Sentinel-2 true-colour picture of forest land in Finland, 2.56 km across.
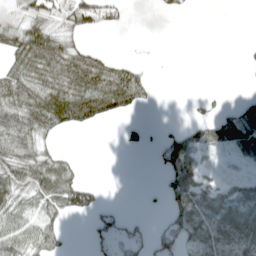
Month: April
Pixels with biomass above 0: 51%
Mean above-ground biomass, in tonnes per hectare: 39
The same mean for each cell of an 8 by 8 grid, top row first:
33 57 85 40 0 16 0 0
56 93 46 3 1 0 0 3
74 73 96 86 37 0 0 1
71 98 95 55 9 0 14 46
72 21 0 0 15 79 59 69
64 85 29 0 0 72 27 25
47 48 88 12 4 49 58 56
64 56 0 32 19 27 57 54
